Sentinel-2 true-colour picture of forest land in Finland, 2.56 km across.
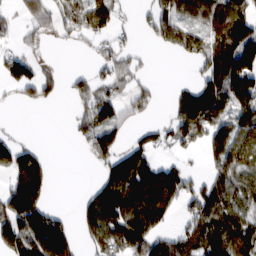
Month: February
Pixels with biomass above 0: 58%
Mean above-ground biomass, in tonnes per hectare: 83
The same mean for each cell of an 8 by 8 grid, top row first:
26 68 70 87 28 95 100 106
32 7 16 42 11 65 99 201
92 54 35 69 28 10 108 190
13 2 42 92 38 58 151 115
63 6 30 104 56 51 72 138
108 82 0 92 146 95 61 101
174 82 40 168 172 57 123 97
133 217 62 141 144 65 136 160
